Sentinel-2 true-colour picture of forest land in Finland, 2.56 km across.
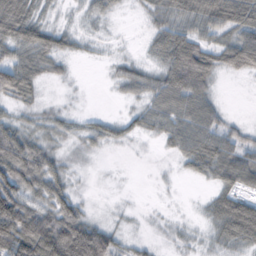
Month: October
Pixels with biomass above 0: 66%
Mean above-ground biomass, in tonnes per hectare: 37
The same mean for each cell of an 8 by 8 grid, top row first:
84 17 10 13 12 44 60 73
53 52 12 3 9 80 43 88
80 19 1 13 37 85 46 6
16 13 8 4 29 57 49 2
74 25 10 17 4 33 56 39
81 63 4 0 0 5 27 58
86 54 38 2 1 1 20 73
96 124 160 61 8 6 10 43
